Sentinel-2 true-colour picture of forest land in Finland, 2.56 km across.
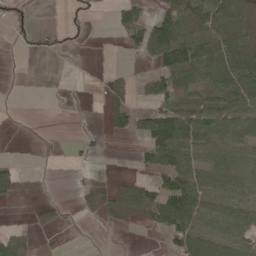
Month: May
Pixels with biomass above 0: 47%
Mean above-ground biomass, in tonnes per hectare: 35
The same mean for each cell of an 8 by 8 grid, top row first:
19 0 15 20 36 64 50 52
7 22 6 0 55 101 81 70
0 0 0 20 15 69 52 96
0 0 1 45 51 65 53 57
0 0 13 1 47 95 60 62
27 1 3 6 12 79 56 61
4 19 24 48 53 116 54 58
47 4 0 0 0 58 62 44
